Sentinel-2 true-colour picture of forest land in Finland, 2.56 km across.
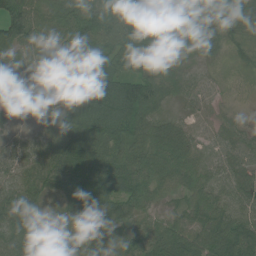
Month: July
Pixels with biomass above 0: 93%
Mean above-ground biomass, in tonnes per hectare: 66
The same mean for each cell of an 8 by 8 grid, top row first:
86 72 85 95 91 88 77 52
68 45 75 83 74 58 46 27
40 74 103 102 75 51 25 16
44 56 112 130 77 19 29 11
37 68 105 107 89 90 34 41
58 63 75 79 83 66 50 50
89 28 70 72 47 32 72 55
71 36 77 69 72 87 84 98
